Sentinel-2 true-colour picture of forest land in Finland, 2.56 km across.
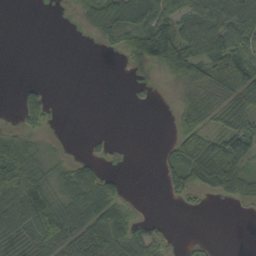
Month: September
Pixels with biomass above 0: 53%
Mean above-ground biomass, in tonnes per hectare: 42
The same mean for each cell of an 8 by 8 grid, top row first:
0 0 19 74 80 68 87 109
0 0 0 20 96 101 78 86
2 3 0 0 8 28 73 85
17 52 0 0 2 24 62 69
55 13 1 10 0 34 68 73
131 56 75 20 3 54 61 46
126 93 67 68 3 4 3 5
68 93 72 76 68 4 6 0
